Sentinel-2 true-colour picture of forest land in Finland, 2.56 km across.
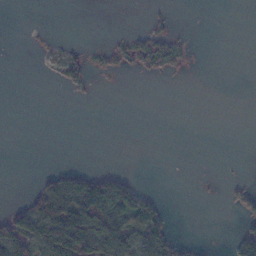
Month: November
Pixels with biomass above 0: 21%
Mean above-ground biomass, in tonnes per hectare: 21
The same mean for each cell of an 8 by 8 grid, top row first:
0 0 0 0 5 5 0 0
0 4 11 20 42 33 0 0
0 6 29 2 4 2 0 0
0 0 0 0 0 0 0 0
0 0 0 0 0 0 0 0
0 23 39 36 1 0 0 2
29 115 117 88 74 0 0 29
92 101 149 112 83 34 2 57
